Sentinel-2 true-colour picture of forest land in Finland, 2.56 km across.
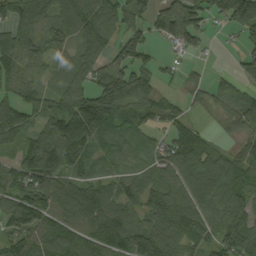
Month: September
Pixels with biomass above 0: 83%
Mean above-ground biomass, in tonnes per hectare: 93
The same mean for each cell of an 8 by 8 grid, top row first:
102 95 156 119 62 133 80 164
121 87 82 70 73 42 17 41
96 49 75 136 89 25 39 45
103 101 163 147 71 52 30 89
77 124 159 82 51 123 61 52
102 148 90 58 60 93 106 105
121 115 113 89 86 114 72 97
93 121 115 126 137 94 83 130
